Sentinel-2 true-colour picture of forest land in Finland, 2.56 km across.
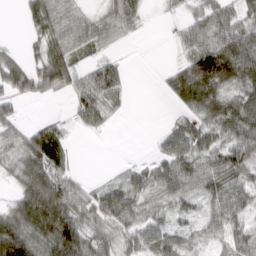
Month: March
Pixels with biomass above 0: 74%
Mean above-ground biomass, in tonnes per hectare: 53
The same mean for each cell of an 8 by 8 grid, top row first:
4 76 42 54 24 14 65 40
16 62 43 17 0 20 86 93
86 71 57 89 0 58 132 86
29 4 52 27 0 20 77 82
43 113 3 1 0 67 59 70
45 86 15 13 49 90 92 64
46 136 56 77 51 44 40 59
135 97 98 50 63 55 31 47
